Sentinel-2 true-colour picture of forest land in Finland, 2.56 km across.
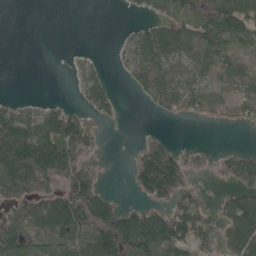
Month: May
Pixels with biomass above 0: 57%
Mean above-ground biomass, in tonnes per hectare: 73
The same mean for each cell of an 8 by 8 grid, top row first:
0 0 0 0 34 80 106 135
0 0 3 5 82 82 108 60
0 0 26 19 68 69 50 51
63 61 54 40 10 50 54 42
211 175 113 0 49 43 9 7
198 163 128 2 134 121 19 117
81 143 152 100 93 112 57 142
124 73 86 144 159 145 82 153
